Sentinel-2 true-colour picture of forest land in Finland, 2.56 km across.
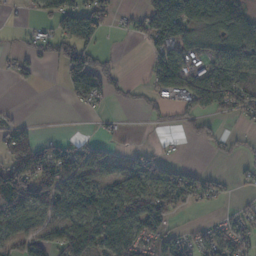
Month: November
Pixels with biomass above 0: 55%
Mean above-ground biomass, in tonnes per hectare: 55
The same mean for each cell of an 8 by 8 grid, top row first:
6 48 101 21 57 120 94 119
19 55 136 10 29 98 41 81
30 0 106 60 23 101 98 63
7 1 7 9 26 34 54 40
70 44 30 16 6 5 31 19
89 99 77 40 77 65 31 15
91 74 89 87 94 67 15 24
60 60 112 83 74 45 66 58
